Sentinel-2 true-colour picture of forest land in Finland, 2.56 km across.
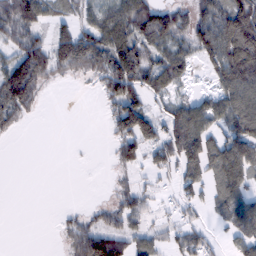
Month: February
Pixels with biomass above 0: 63%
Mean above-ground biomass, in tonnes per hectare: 56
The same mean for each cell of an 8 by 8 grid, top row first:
106 47 43 74 107 70 72 129
68 73 108 110 79 64 84 156
130 46 13 95 86 56 19 118
72 1 0 51 88 63 73 110
2 0 1 27 76 84 78 95
0 0 0 13 18 35 61 80
0 0 12 51 43 19 20 90
0 0 89 99 48 36 36 49
